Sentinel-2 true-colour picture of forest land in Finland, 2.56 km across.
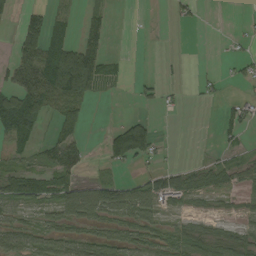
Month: August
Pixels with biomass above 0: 48%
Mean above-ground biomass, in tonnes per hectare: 37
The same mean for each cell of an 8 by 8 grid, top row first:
15 46 22 19 0 14 1 1
34 83 75 8 1 0 0 6
46 108 126 34 11 5 9 17
116 50 59 0 7 4 0 34
42 36 47 68 96 2 1 23
58 60 28 21 26 41 50 40
28 37 112 81 82 21 13 21
41 54 52 48 48 46 38 42
